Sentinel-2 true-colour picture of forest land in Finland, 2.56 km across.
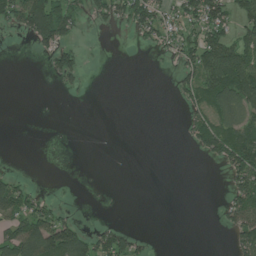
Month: July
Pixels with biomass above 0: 33%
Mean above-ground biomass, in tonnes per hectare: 35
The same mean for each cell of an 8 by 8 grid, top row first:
78 162 39 51 83 40 101 62
0 69 28 0 18 47 111 81
0 12 23 0 0 31 96 109
0 0 0 0 0 2 55 61
0 0 0 0 0 1 63 99
16 0 0 0 0 0 0 76
68 42 2 0 0 0 0 67
101 143 93 67 12 0 0 56
